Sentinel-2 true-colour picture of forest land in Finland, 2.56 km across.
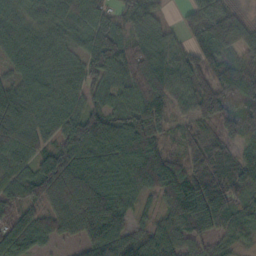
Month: October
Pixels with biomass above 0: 92%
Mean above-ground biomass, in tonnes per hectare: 76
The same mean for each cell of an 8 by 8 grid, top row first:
61 63 60 55 71 15 91 46
67 62 50 116 96 50 77 77
59 71 65 62 141 72 60 82
79 87 86 63 124 55 79 65
83 60 139 97 110 34 66 42
68 121 112 94 92 93 103 65
65 70 109 105 28 98 160 65
74 38 48 100 75 71 55 48
